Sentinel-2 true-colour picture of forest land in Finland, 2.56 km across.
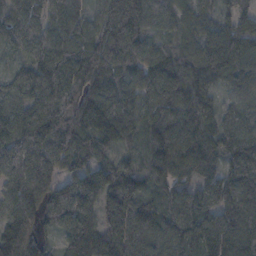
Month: November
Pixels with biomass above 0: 97%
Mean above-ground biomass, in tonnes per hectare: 111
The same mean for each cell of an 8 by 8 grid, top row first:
88 84 70 138 128 87 60 80
60 115 107 174 111 85 140 129
86 134 112 142 121 135 119 85
104 136 153 177 113 126 88 61
125 154 131 115 92 169 99 119
103 108 103 140 87 79 78 138
90 92 102 105 121 96 92 149
134 36 95 112 129 120 100 118
